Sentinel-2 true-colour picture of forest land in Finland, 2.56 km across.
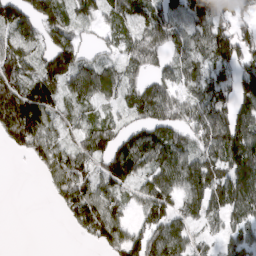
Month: March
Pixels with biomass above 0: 78%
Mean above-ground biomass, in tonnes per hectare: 97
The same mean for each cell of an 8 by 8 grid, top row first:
129 146 64 67 92 97 134 82
108 111 90 43 118 75 126 140
131 134 100 81 72 79 96 115
207 112 48 35 90 96 116 98
92 108 75 114 129 101 110 153
0 69 112 129 89 114 143 153
0 7 179 100 111 96 109 120
0 0 22 111 145 130 50 89
